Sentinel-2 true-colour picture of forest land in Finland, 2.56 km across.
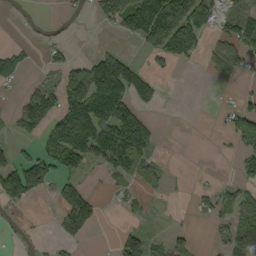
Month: September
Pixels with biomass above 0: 42%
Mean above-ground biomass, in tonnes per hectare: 45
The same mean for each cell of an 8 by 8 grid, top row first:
1 12 19 70 135 140 85 71
13 25 4 26 33 94 32 59
38 20 81 148 67 5 4 13
40 93 121 125 35 7 4 47
23 53 105 112 66 1 4 27
108 60 32 28 32 2 3 36
20 3 111 4 18 2 29 65
8 9 27 8 66 37 4 87
